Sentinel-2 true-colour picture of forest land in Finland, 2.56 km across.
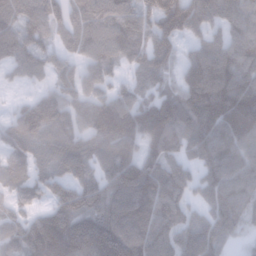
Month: January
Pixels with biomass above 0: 87%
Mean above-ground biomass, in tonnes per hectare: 116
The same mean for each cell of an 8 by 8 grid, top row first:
133 140 108 136 107 164 106 108
118 75 94 123 103 82 94 115
37 59 97 79 77 71 181 134
65 171 98 157 146 144 176 199
99 93 99 129 117 97 131 131
66 90 100 116 158 111 84 127
69 95 142 129 133 105 77 102
104 226 220 221 135 102 110 27
